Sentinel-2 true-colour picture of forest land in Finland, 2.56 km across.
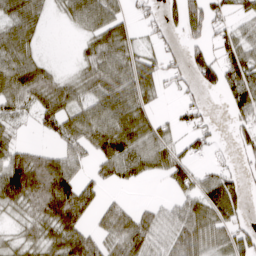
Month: March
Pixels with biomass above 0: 66%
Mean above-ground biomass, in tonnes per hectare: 55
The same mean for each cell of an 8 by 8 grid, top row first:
60 21 62 57 27 54 93 35
68 2 23 88 8 18 56 70
86 66 48 89 58 34 54 92
43 74 65 77 52 19 19 45
40 19 62 95 70 38 36 31
116 132 50 55 38 44 39 29
47 101 90 36 26 43 72 52
31 65 84 53 73 65 62 59
